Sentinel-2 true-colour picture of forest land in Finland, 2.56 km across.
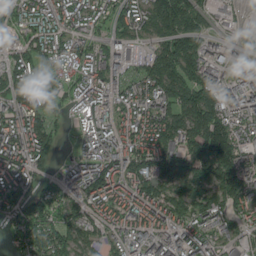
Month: August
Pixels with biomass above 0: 88%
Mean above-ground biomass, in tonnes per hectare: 118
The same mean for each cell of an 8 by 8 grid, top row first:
97 115 105 97 120 226 68 31
92 111 87 88 42 170 89 56
119 90 87 109 104 163 133 109
126 116 69 94 133 136 188 129
155 129 51 126 136 130 225 158
154 68 129 147 137 146 138 212
98 104 107 111 135 123 141 102
88 144 116 81 137 135 122 68
